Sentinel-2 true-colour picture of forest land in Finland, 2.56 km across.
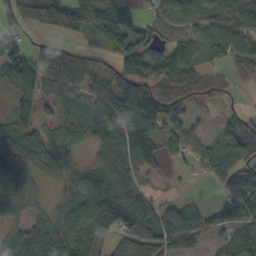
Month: October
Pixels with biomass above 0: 79%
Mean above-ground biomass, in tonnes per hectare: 68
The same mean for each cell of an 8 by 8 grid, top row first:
49 86 52 104 34 50 54 56
65 35 38 61 87 69 48 70
99 84 77 89 93 82 48 23
71 25 75 92 102 62 17 35
115 76 44 84 120 62 43 100
127 32 62 85 46 7 38 87
77 32 100 154 74 47 36 80
104 93 89 50 72 74 33 70
